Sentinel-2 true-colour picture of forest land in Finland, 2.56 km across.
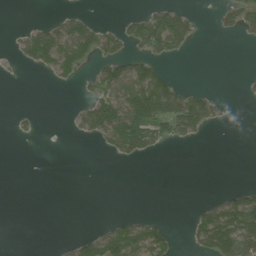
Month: June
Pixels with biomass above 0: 28%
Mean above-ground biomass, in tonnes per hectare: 40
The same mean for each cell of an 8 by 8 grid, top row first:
0 7 33 2 65 85 3 67
24 123 112 52 73 60 0 2
2 12 28 102 142 32 0 4
8 0 39 132 182 146 80 0
2 0 4 67 99 26 2 0
0 0 0 0 0 0 0 0
0 0 0 0 0 0 52 135
0 0 41 107 102 16 106 195
